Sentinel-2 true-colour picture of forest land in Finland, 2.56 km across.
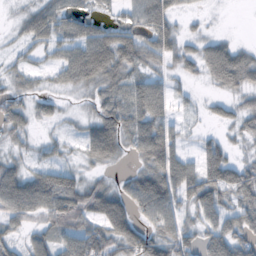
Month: October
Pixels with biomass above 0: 70%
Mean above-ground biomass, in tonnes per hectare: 43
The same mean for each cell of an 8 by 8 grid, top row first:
12 64 42 17 68 31 6 0
11 33 56 69 62 44 43 33
20 13 50 44 44 17 30 63
52 23 9 53 72 19 14 37
18 16 25 65 75 42 27 13
57 52 24 12 55 75 66 61
67 73 71 70 55 46 61 51
22 33 68 56 64 56 53 58
